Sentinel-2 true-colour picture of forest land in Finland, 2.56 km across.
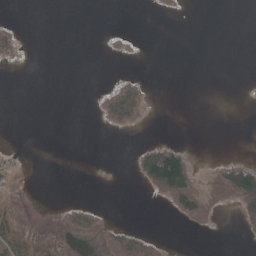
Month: May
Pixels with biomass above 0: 17%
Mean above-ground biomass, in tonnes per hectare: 16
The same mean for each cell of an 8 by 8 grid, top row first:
1 0 0 0 0 5 0 0
25 0 0 5 2 0 0 0
0 0 0 8 13 0 0 0
0 0 0 75 32 0 0 0
1 0 0 0 19 21 0 0
11 0 0 0 63 159 18 106
39 1 28 1 0 46 33 61
74 55 13 46 45 0 0 6
